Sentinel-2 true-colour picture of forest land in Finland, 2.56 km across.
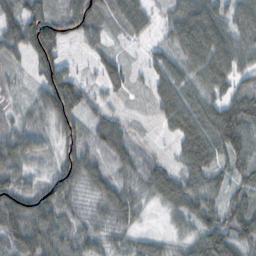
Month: November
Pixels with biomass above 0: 90%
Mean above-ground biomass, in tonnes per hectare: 69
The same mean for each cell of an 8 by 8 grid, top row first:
82 91 118 56 58 69 115 97
64 125 20 29 19 69 125 87
21 86 42 53 23 78 96 59
29 90 82 36 10 99 81 117
97 37 76 91 23 48 114 118
75 45 85 60 70 70 84 64
100 90 33 67 28 58 75 70
79 80 62 40 37 26 96 83
